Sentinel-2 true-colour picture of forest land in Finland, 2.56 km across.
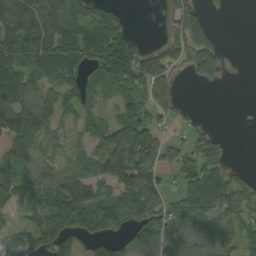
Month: September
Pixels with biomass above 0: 70%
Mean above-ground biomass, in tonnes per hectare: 99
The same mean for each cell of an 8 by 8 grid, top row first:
179 181 151 83 0 97 41 0
156 167 185 172 52 98 116 1
184 97 96 125 147 65 56 0
158 126 80 49 101 52 2 0
120 81 56 179 193 59 92 0
92 80 82 147 142 68 156 36
82 143 165 141 119 77 106 93
107 145 114 87 110 83 78 82
